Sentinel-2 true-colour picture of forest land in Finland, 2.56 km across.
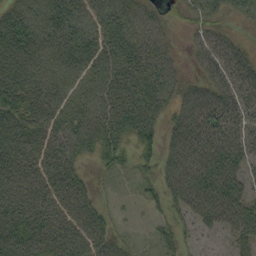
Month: September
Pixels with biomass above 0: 85%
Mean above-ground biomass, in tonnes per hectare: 53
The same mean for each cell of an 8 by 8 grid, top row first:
55 62 60 68 51 15 42 29
71 67 66 60 62 15 51 35
71 65 61 64 57 40 46 60
59 62 64 61 63 45 84 57
79 62 50 43 29 59 87 64
69 71 33 13 15 73 93 52
65 59 52 13 10 33 87 67
81 72 69 39 7 26 10 39
